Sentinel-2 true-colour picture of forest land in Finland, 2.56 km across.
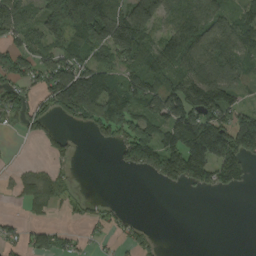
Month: August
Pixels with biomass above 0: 61%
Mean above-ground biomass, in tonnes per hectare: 96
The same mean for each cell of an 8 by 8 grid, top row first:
148 166 246 175 193 96 112 96
90 113 130 162 146 136 127 126
90 137 205 101 148 137 179 86
87 69 152 166 135 173 159 104
3 39 7 52 181 166 262 190
26 57 3 1 38 152 128 83
8 56 20 25 0 0 0 0
48 82 39 28 39 0 0 0
